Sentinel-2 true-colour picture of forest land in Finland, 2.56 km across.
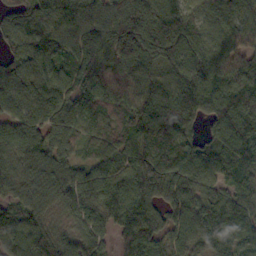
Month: October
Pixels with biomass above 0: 95%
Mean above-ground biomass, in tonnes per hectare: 98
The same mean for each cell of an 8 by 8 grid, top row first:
72 141 117 83 110 139 105 85
75 104 107 113 123 103 99 85
90 106 89 90 91 99 80 112
68 112 87 71 118 102 72 154
105 100 62 78 130 142 56 138
86 116 78 88 127 129 94 77
76 70 91 104 117 119 94 84
89 85 62 55 127 96 111 74
